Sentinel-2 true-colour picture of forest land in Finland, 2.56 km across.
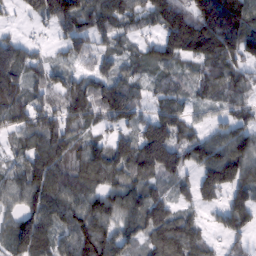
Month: February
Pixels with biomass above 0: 87%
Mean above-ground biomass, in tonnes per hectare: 86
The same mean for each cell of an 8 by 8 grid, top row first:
20 96 117 90 58 148 222 171
82 23 51 49 44 109 99 155
93 54 65 88 49 53 86 82
97 91 74 112 56 74 31 56
45 123 86 78 125 103 93 106
71 129 100 95 85 66 88 102
50 99 105 92 109 56 38 97
85 69 114 102 65 122 43 42
